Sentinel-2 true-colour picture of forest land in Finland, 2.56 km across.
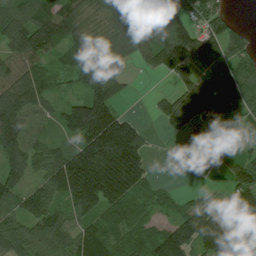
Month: July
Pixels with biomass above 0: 82%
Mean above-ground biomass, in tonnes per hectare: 109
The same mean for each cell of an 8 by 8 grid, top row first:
124 149 123 144 131 113 104 9
116 125 124 134 105 192 120 83
129 74 82 104 3 74 123 145
153 66 152 133 6 137 130 92
148 65 135 264 94 20 101 20
101 103 226 223 95 4 15 88
83 109 126 102 59 42 53 128
124 123 129 93 94 155 152 179
